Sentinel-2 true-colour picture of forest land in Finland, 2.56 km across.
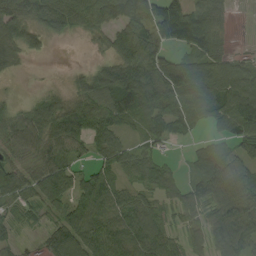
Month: September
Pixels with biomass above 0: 82%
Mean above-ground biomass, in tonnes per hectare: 62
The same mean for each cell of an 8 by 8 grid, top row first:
86 87 72 75 81 132 102 0
71 18 2 54 85 63 105 6
8 3 38 104 93 97 81 97
37 68 79 84 63 64 61 125
63 75 46 65 30 14 27 73
71 86 44 46 52 25 94 85
35 33 68 66 66 44 58 54
19 29 83 95 86 31 51 89
